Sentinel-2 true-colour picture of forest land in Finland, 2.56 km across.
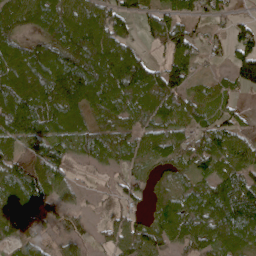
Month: April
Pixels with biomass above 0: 81%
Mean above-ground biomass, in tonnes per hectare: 83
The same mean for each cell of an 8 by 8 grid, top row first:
86 83 118 101 54 75 52 22
79 98 138 151 37 99 40 94
139 153 178 147 112 110 26 77
151 121 94 78 85 95 59 31
83 90 68 87 71 79 95 62
83 101 9 30 48 66 72 84
98 54 27 28 41 101 118 142
58 44 37 56 117 84 97 112
